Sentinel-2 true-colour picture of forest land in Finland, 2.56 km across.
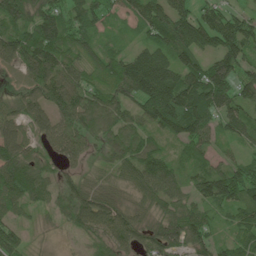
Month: June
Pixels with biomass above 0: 91%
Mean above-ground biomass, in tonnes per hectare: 96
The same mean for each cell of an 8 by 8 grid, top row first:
148 126 96 49 107 140 99 72
121 139 89 46 72 139 97 128
21 118 79 118 204 148 173 114
65 84 108 101 110 209 164 103
127 63 71 79 90 58 82 54
167 71 42 48 112 79 104 126
73 42 84 87 61 93 76 107
92 7 22 85 77 121 92 70
